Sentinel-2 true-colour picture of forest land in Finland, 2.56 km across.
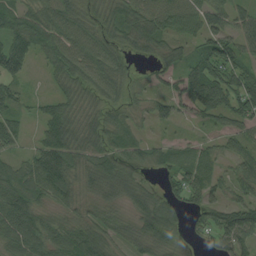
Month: August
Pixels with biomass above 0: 88%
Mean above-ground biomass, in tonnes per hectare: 64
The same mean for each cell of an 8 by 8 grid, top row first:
74 83 66 60 88 79 76 47
100 72 78 58 63 50 66 64
55 23 68 70 25 61 127 89
49 47 60 43 33 52 80 86
43 89 68 55 44 29 25 53
70 111 57 84 31 56 64 60
109 54 42 42 67 41 70 81
94 86 87 47 66 32 33 86
